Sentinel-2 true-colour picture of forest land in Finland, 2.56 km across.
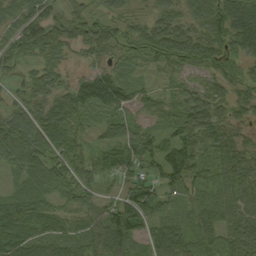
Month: September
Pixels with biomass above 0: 91%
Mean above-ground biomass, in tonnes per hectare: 61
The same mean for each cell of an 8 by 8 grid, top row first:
55 76 63 48 37 53 78 84
70 70 39 58 61 80 74 59
35 74 48 80 21 23 34 47
61 88 76 58 33 36 28 36
131 98 66 60 66 71 60 48
34 82 72 44 57 83 43 65
90 63 59 61 70 27 57 61
93 65 57 82 45 76 53 79
